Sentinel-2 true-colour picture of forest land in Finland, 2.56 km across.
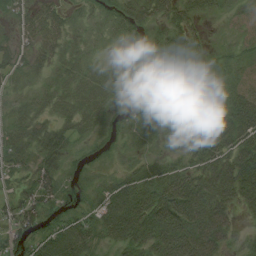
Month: August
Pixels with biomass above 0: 81%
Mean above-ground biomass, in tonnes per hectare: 31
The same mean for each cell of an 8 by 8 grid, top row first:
27 45 14 23 46 46 21 19
25 35 20 7 24 34 14 11
14 20 36 29 17 35 18 24
16 23 36 18 14 30 20 61
27 42 11 6 8 27 46 59
11 32 9 15 36 44 60 79
26 21 17 51 62 73 73 36
20 30 45 30 45 66 66 9
